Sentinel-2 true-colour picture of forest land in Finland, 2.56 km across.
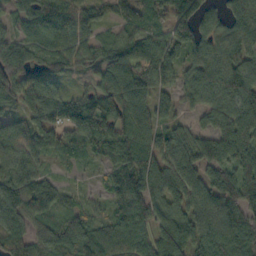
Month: October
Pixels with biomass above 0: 90%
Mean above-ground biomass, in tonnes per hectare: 90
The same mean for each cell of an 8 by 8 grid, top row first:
51 118 97 60 73 116 77 92
84 72 81 65 98 73 89 77
82 76 19 114 97 65 101 130
51 103 115 114 101 52 77 105
85 85 92 103 110 101 107 117
96 45 13 59 138 114 85 114
138 93 53 55 128 86 92 103
139 70 115 99 77 113 101 102
